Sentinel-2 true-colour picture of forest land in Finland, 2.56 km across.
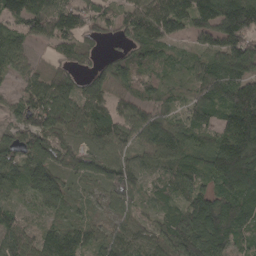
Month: April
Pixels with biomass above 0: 91%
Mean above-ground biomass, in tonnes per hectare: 83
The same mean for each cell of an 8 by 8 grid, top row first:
105 127 84 53 112 119 114 186
79 35 62 16 73 33 64 113
37 71 57 85 43 28 106 111
49 125 96 74 67 38 105 163
96 99 44 95 70 102 61 150
106 134 58 95 50 91 83 166
48 66 35 44 39 57 115 98
83 94 89 69 63 118 123 55
